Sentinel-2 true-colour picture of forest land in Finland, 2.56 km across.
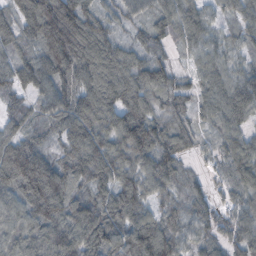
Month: October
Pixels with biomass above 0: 95%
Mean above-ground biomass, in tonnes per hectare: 87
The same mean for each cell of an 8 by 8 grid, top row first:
57 124 129 54 58 97 60 76
53 73 139 91 70 44 72 52
58 107 116 120 96 61 76 85
56 75 115 120 107 69 60 102
67 52 81 112 150 88 36 95
97 108 85 107 106 80 33 95
87 111 113 122 92 55 66 86
82 109 133 117 97 69 69 86
